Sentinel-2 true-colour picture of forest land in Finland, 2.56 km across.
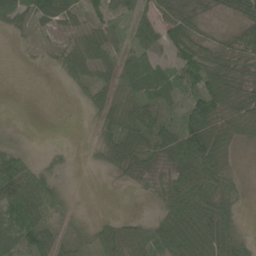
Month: June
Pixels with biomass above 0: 78%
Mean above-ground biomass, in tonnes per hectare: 41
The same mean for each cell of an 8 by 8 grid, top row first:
39 42 26 32 45 58 21 35
5 11 38 35 62 75 39 56
0 1 29 35 62 48 63 51
0 0 7 47 54 31 72 46
14 6 6 55 54 79 83 25
83 57 8 19 38 61 73 16
68 47 18 6 16 78 65 20
57 50 29 69 68 83 80 36
